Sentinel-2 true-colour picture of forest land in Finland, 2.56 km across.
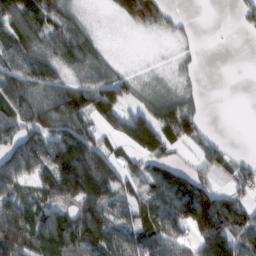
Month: February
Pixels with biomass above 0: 73%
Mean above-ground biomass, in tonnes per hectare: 75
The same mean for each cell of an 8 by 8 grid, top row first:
106 93 39 17 113 16 0 29
94 86 105 10 1 11 7 0
98 93 59 89 26 23 0 0
101 114 117 100 79 106 9 0
89 104 137 33 129 61 45 2
87 107 227 113 81 106 59 64
128 67 70 60 93 123 181 77
154 97 93 91 96 76 132 84
